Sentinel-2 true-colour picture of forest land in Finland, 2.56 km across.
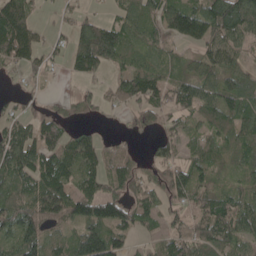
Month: May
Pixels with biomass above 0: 77%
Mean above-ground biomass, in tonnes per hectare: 62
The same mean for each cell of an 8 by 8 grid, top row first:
111 6 31 21 63 103 106 118
115 34 87 118 59 28 72 60
10 20 31 31 73 48 70 64
27 40 29 20 55 45 65 73
89 81 79 37 10 41 54 62
83 97 72 82 46 64 50 48
75 97 92 89 59 36 72 74
70 72 84 80 18 62 79 61
